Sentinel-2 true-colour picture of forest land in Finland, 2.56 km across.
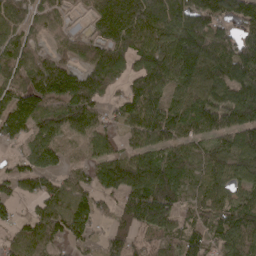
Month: April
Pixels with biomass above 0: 86%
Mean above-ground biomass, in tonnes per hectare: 108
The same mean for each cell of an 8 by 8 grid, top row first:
117 102 20 201 197 181 157 136
119 59 56 129 130 171 143 120
110 179 136 100 136 111 109 131
171 150 151 38 150 95 76 127
65 119 60 58 101 87 62 115
92 83 49 150 141 127 92 91
33 94 117 51 183 107 97 113
79 99 65 72 42 68 80 113
